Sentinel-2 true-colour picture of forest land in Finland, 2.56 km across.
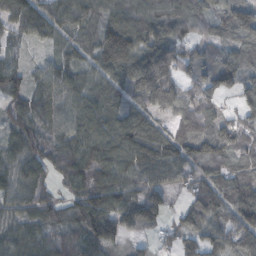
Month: October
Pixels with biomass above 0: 91%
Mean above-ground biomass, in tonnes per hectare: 84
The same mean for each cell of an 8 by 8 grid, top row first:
97 71 70 67 79 77 68 114
50 32 47 156 120 86 47 76
75 89 82 83 172 86 80 81
68 68 106 108 81 75 78 49
76 64 116 136 144 92 114 77
82 58 97 122 96 67 60 79
50 64 95 123 147 33 104 104
78 75 80 97 43 26 75 78
